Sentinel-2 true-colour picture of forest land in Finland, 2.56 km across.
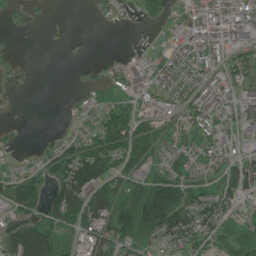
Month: June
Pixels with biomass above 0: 61%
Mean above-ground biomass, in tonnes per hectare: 44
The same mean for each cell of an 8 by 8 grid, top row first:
15 3 0 21 39 19 34 39
6 0 0 0 5 29 37 33
6 0 3 28 35 38 29 42
0 0 21 91 29 36 41 28
17 20 70 121 110 43 36 20
53 61 100 84 66 63 33 61
55 60 98 106 139 115 65 22
62 75 40 73 63 49 45 56
